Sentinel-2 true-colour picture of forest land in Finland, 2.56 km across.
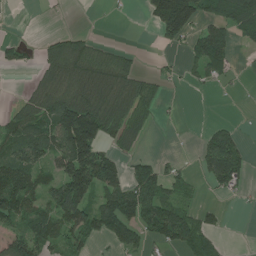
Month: July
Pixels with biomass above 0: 53%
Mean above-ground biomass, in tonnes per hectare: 62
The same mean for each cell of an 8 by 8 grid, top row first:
0 3 0 2 26 197 72 115
35 58 69 25 2 22 101 19
0 75 84 100 47 11 43 6
45 100 161 99 51 3 0 1
96 100 197 51 14 1 72 57
117 64 176 106 78 42 67 61
111 78 118 111 111 84 26 4
72 90 60 63 53 99 48 0
